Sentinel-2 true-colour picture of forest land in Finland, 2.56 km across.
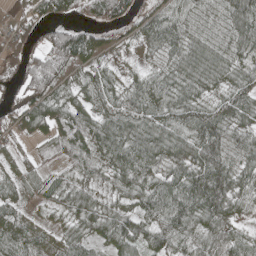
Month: May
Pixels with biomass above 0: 90%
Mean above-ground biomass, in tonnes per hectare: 68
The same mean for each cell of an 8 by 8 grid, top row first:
24 63 34 89 62 55 65 103
62 77 113 33 34 65 70 74
43 108 48 43 47 69 65 67
58 85 67 81 81 76 78 85
34 44 86 101 87 88 118 72
47 33 43 60 72 68 129 81
54 36 68 52 74 94 110 58
74 52 69 73 91 67 53 56
